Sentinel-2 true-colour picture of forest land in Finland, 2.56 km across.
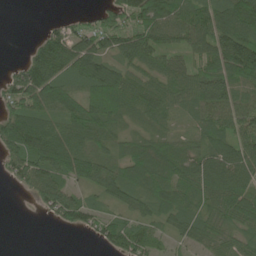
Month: June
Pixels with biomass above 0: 80%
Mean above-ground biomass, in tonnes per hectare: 77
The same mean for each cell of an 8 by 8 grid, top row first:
0 3 20 81 133 109 99 144
0 133 113 76 98 65 102 156
79 141 119 142 67 76 119 108
84 73 85 90 65 42 83 78
134 146 63 43 52 49 74 91
61 118 91 77 83 87 119 99
0 59 87 41 49 75 60 110
0 0 3 79 83 36 48 50
